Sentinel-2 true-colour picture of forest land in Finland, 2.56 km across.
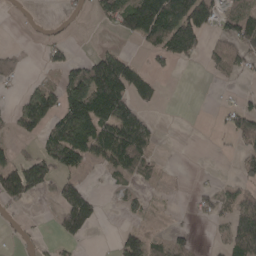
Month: April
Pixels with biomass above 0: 42%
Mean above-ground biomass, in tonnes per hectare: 45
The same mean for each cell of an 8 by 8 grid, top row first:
1 12 19 70 135 140 85 71
13 25 4 26 33 94 32 59
38 20 81 148 67 5 4 13
40 93 121 125 35 7 4 47
23 53 105 112 66 1 4 27
108 60 32 28 32 2 3 36
20 3 111 4 18 2 29 65
8 9 27 8 66 37 4 87
